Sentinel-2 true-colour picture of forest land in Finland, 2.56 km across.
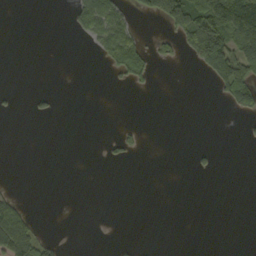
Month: September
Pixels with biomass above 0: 17%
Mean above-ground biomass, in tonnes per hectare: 24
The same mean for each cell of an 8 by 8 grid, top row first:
0 0 54 79 26 135 165 166
0 0 1 74 35 29 187 113
0 0 0 8 28 0 18 111
4 8 0 0 0 0 0 39
0 0 0 11 10 0 3 2
0 0 0 0 0 0 5 0
48 0 0 0 0 0 0 0
125 23 0 1 1 0 0 0
